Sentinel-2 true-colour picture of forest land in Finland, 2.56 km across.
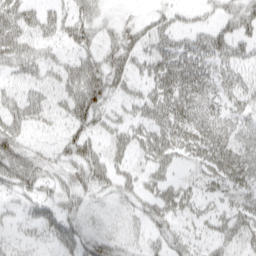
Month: April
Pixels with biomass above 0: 70%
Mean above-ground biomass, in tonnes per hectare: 39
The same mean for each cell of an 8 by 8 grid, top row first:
56 36 41 13 13 26 17 47
58 24 41 39 42 46 55 37
23 31 71 50 36 56 43 38
45 34 73 26 40 53 37 40
50 15 58 40 47 54 57 43
64 34 42 47 35 26 41 44
17 39 30 9 35 48 22 48
14 24 58 32 28 30 25 43
